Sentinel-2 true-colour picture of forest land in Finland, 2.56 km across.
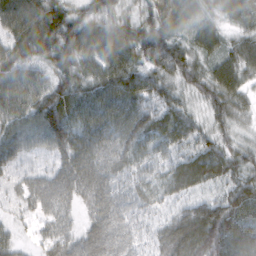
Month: February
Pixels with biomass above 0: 97%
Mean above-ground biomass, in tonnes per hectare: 70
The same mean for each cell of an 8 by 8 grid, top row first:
89 92 65 53 63 115 55 66
70 86 109 107 93 81 66 65
77 62 77 97 78 65 71 64
76 107 87 87 74 73 52 48
70 67 83 76 65 68 67 48
33 51 83 58 40 63 69 69
26 53 38 70 41 35 83 87
35 49 64 76 35 100 111 79
